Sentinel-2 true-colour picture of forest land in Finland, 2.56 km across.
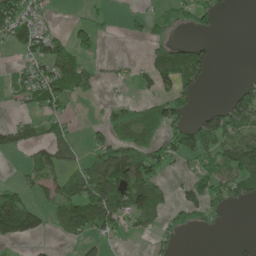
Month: May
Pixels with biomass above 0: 43%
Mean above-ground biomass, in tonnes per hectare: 55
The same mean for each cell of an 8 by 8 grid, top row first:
143 22 8 12 25 64 63 1
46 109 65 0 17 62 29 0
37 99 59 16 32 89 26 15
13 57 6 44 52 74 40 93
54 74 26 70 72 103 102 97
8 71 64 164 128 14 82 96
162 45 102 113 95 67 85 18
80 11 34 32 12 28 1 7
